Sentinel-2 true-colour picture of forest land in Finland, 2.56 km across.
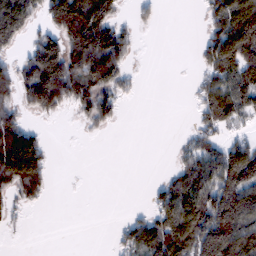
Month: February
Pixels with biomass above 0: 52%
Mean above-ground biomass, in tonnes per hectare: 72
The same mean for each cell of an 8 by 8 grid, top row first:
201 85 230 95 23 0 58 151
45 126 153 155 3 0 75 161
97 203 112 108 6 0 59 107
67 70 41 65 0 0 72 88
178 33 1 0 0 11 66 56
153 57 0 0 0 64 121 155
37 8 0 0 17 135 139 146
1 0 0 14 123 156 151 158
